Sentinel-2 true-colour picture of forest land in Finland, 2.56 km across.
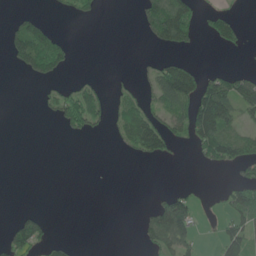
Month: June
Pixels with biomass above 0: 29%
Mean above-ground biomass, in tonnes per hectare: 33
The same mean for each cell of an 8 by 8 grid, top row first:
18 11 26 0 43 115 25 14
71 104 1 0 3 40 5 19
1 42 20 7 21 125 50 55
0 17 106 31 70 59 146 57
0 0 1 7 88 27 95 64
0 0 0 0 0 0 0 29
6 2 0 0 9 102 5 78
74 41 2 0 27 91 3 75
